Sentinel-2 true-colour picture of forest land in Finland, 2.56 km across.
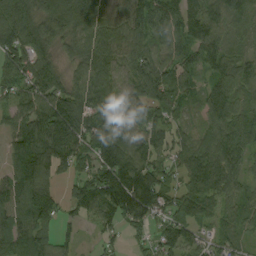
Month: September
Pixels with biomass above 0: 91%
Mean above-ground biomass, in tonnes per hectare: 96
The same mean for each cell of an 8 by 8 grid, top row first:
133 136 154 71 103 95 100 97
136 97 76 99 83 88 101 54
122 100 74 93 130 110 69 73
69 145 129 118 86 84 73 73
105 159 113 147 83 70 98 88
123 99 66 164 120 60 110 69
113 91 72 136 140 90 58 69
145 95 33 36 37 81 56 53
